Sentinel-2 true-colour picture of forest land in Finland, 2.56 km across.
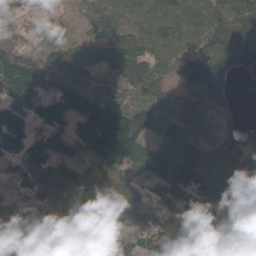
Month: April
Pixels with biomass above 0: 90%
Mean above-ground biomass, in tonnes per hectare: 106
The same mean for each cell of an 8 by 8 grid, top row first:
48 30 45 96 95 108 124 130
81 78 74 109 107 101 121 164
195 129 84 55 118 79 175 44
138 132 123 113 91 82 73 36
129 126 82 212 100 96 54 93
88 112 80 90 96 164 121 123
71 91 127 90 75 105 104 134
130 114 173 147 83 123 129 110
